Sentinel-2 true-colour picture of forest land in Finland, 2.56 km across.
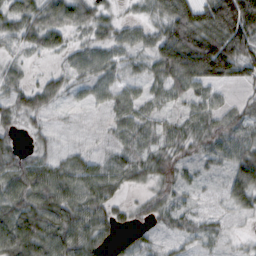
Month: October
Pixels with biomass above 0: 81%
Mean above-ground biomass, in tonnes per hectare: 51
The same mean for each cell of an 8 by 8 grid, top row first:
75 66 52 26 25 107 107 202
29 46 28 43 35 159 174 105
31 26 32 38 42 91 92 42
47 30 8 35 37 21 48 34
21 17 8 23 50 40 38 49
70 69 69 62 40 29 13 64
61 75 70 43 23 31 7 35
94 76 77 28 18 23 25 7
